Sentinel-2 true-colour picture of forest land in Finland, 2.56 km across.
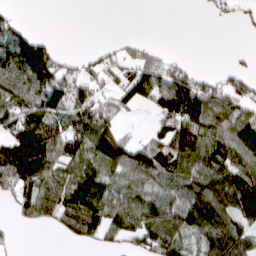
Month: March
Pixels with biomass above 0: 64%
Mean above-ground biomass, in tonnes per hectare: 78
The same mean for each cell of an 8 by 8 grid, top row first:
20 0 0 0 0 0 5 17
134 76 1 22 35 1 0 3
85 139 85 42 104 97 41 57
106 110 103 72 16 171 116 67
151 162 128 117 74 151 116 110
140 96 95 66 93 97 115 115
45 90 116 98 116 108 167 144
8 1 51 41 95 101 119 115
